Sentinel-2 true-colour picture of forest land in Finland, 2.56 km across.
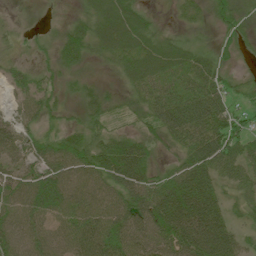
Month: June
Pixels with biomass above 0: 90%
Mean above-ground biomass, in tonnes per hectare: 49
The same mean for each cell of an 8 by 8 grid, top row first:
6 5 27 68 36 16 27 32
15 25 62 58 60 45 18 20
40 37 26 12 55 45 62 22
27 43 28 26 38 85 82 38
43 44 54 58 46 36 83 56
47 61 66 76 63 49 60 47
57 64 67 65 91 95 77 29
56 53 66 70 66 90 105 40
